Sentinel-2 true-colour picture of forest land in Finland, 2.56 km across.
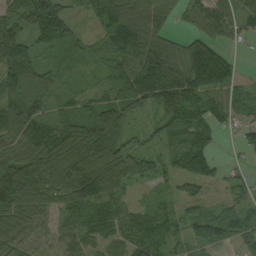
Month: September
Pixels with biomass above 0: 89%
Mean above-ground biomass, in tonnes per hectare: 85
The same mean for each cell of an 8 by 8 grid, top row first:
91 141 26 104 85 36 110 82
135 58 48 82 115 68 113 22
141 83 28 77 119 103 165 44
145 78 69 119 55 116 94 62
81 125 136 109 43 86 60 30
169 149 192 135 88 62 55 30
111 76 101 84 44 49 41 46
69 47 66 71 91 53 64 49
